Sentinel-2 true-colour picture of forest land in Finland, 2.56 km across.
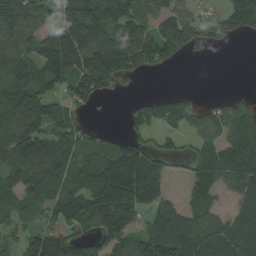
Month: August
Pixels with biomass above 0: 72%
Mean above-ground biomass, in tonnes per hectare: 106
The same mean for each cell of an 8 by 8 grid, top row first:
117 68 196 160 72 114 32 135
98 126 220 226 177 158 44 0
142 138 143 110 16 0 0 0
133 130 53 1 86 89 66 87
153 136 107 55 69 28 100 132
117 145 115 233 218 21 139 144
63 95 146 174 97 65 74 62
49 162 87 106 118 185 128 119
